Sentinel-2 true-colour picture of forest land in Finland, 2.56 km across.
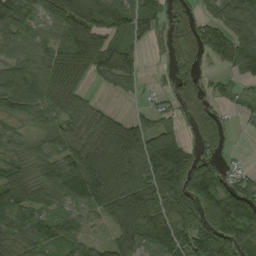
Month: September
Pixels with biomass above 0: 82%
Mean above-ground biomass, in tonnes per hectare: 87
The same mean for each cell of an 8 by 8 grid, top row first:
81 64 78 63 85 78 64 137
64 57 56 52 23 68 106 149
96 116 80 63 22 77 40 42
75 84 75 35 27 54 67 25
52 66 100 150 139 112 73 4
81 96 150 164 129 201 140 39
125 52 57 132 122 117 144 187
77 95 73 57 84 79 152 137
